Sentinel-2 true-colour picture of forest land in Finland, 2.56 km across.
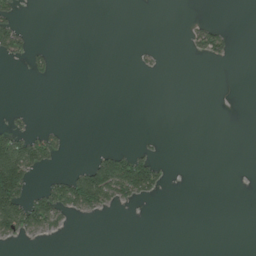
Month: July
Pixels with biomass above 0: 14%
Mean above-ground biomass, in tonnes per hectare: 17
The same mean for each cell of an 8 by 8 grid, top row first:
24 0 0 0 0 0 3 0
43 8 0 0 4 0 52 1
0 6 0 0 0 0 0 0
8 0 0 0 0 0 0 0
80 47 0 1 5 0 0 0
159 16 67 154 116 0 0 0
108 90 69 24 2 0 0 0
21 8 0 0 0 0 0 0
